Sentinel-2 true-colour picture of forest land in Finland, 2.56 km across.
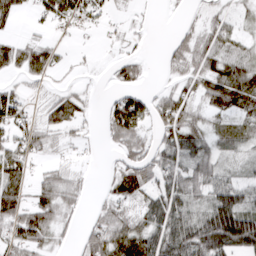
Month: March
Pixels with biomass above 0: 66%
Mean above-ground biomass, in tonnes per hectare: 45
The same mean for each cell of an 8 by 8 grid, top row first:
34 41 43 18 8 3 26 23
50 40 5 7 7 30 66 47
17 20 5 15 18 27 68 77
54 40 34 66 79 78 42 51
52 35 17 26 48 75 58 46
54 39 17 34 68 72 63 23
64 65 18 39 47 70 56 85
55 39 26 74 70 85 103 109
